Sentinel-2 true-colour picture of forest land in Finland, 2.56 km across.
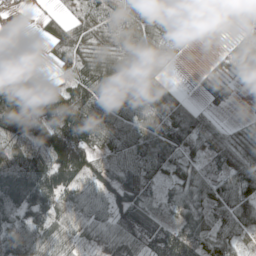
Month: May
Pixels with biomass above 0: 85%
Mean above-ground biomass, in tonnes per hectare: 73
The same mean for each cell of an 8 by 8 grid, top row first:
9 33 42 47 98 86 45 21
70 37 102 81 80 30 3 65
168 44 92 143 99 11 30 37
167 136 136 106 95 72 25 3
71 135 156 67 89 82 41 66
106 125 91 67 76 38 54 88
78 96 56 71 84 46 54 90
69 68 31 54 100 108 61 50
